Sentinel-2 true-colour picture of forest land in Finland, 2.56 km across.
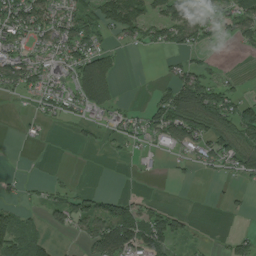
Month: July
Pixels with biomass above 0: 50%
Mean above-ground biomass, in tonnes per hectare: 47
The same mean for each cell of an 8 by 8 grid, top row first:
89 74 59 92 69 88 48 65
66 57 77 25 26 47 23 25
76 66 105 61 0 52 53 12
5 33 38 40 31 102 121 91
3 6 14 16 24 66 72 85
9 5 1 0 9 9 10 48
32 40 68 67 42 16 3 10
108 34 27 157 115 59 4 39
